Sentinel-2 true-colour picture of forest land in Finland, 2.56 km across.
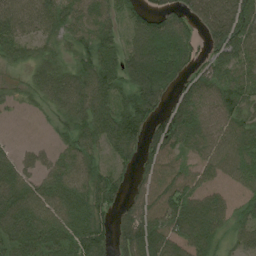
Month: August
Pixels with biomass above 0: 84%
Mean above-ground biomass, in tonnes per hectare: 61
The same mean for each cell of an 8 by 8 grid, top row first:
74 70 65 47 44 59 93 86
46 31 49 52 93 108 39 69
20 68 81 63 91 59 57 61
10 30 77 71 71 66 53 59
15 16 65 69 52 63 58 67
74 51 72 59 37 54 40 51
86 70 75 44 70 80 75 30
73 74 80 54 103 74 53 40
